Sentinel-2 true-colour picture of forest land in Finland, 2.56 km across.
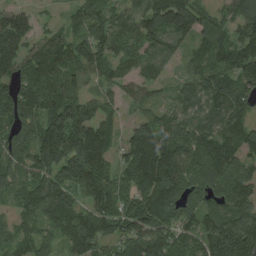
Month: August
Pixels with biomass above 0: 91%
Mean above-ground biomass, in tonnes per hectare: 102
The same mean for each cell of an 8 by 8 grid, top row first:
95 15 76 71 107 173 70 94
109 110 96 98 91 70 93 104
107 139 69 66 66 34 92 102
114 132 114 40 42 85 89 78
131 180 180 82 136 116 99 102
77 113 154 91 132 107 104 115
60 120 94 111 122 108 98 145
66 62 134 85 138 100 126 185
